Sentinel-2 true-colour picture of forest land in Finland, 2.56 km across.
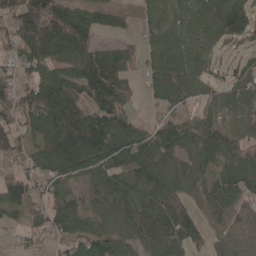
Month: May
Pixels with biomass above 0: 85%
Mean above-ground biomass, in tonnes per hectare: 70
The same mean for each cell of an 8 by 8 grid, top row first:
100 121 66 49 31 59 77 90
65 85 88 51 42 80 41 31
51 82 94 107 33 86 44 58
73 115 93 101 12 41 43 55
70 91 127 129 107 106 84 61
59 69 60 72 67 86 64 80
24 62 58 42 81 97 63 57
21 33 73 72 69 103 53 56
